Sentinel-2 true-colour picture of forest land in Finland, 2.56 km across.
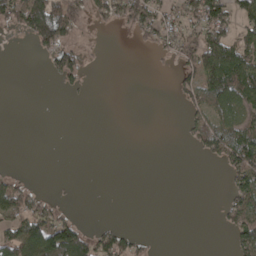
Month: April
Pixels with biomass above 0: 33%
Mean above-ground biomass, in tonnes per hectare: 35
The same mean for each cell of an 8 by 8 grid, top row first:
78 162 39 51 83 40 101 62
0 69 28 0 18 47 111 81
0 12 23 0 0 31 96 109
0 0 0 0 0 2 55 61
0 0 0 0 0 1 63 99
16 0 0 0 0 0 0 76
68 42 2 0 0 0 0 67
101 143 93 67 12 0 0 56
